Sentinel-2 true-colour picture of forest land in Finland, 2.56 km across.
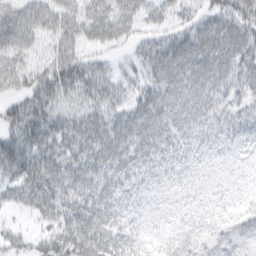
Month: March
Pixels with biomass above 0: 87%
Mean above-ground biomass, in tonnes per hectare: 50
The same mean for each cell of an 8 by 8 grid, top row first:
54 59 53 71 37 32 49 66
50 38 42 26 39 81 73 76
44 65 76 39 46 84 76 68
45 68 60 55 74 71 56 47
64 67 67 77 58 48 26 25
51 81 64 60 41 25 10 9
23 53 72 58 18 13 21 21
25 37 74 61 27 28 23 28
